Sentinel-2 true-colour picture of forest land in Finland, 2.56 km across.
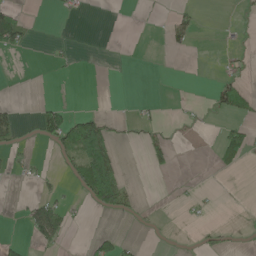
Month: May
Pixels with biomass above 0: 16%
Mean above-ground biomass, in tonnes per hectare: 18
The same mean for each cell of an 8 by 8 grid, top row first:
30 1 6 0 2 19 0 2
35 5 1 0 0 15 0 4
1 1 1 0 0 0 2 23
14 41 18 2 8 2 8 34
16 22 161 67 24 10 1 58
7 7 66 168 1 5 1 3
2 50 7 88 5 4 5 1
8 28 1 23 2 1 14 2
